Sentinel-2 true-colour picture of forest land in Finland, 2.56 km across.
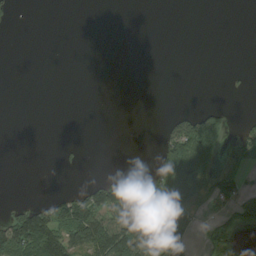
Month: August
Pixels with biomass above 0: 25%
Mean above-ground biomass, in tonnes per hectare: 32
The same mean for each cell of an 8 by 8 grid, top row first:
7 0 0 0 0 0 0 0
0 0 0 0 0 0 0 0
0 0 0 0 0 0 0 0
0 0 0 0 0 20 57 2
0 0 5 0 0 124 114 36
0 0 1 22 16 137 53 33
30 70 119 129 112 98 16 45
129 144 123 143 108 105 19 6
